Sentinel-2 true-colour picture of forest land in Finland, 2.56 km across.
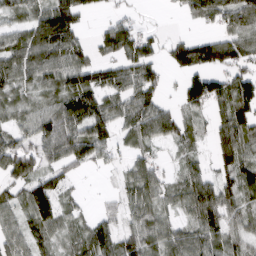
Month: March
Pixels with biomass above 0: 78%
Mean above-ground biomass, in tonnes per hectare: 68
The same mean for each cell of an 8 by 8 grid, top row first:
47 86 63 24 7 9 79 97
87 111 60 71 67 68 105 83
67 69 86 80 93 16 111 87
40 65 98 67 97 56 53 104
71 82 107 67 59 49 34 116
83 66 17 13 78 30 56 88
57 101 27 24 76 41 118 66
62 52 58 76 85 73 79 54
